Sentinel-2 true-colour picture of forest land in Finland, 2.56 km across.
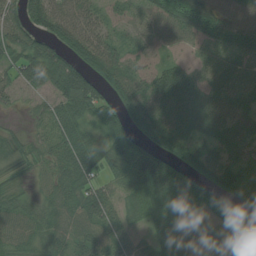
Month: July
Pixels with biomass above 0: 89%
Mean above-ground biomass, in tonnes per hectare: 62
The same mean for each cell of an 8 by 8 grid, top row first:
57 98 54 29 33 81 102 59
70 81 86 49 26 25 36 62
47 71 114 83 46 89 35 39
17 43 84 64 82 71 67 52
43 41 98 77 71 71 43 45
29 38 88 41 116 96 74 70
49 42 72 50 50 79 71 106
56 47 55 51 29 61 60 67
